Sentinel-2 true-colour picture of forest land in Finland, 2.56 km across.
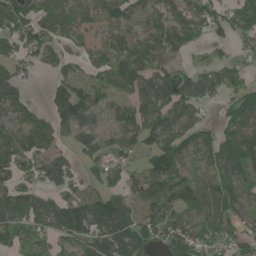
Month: June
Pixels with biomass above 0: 78%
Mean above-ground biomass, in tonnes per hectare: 80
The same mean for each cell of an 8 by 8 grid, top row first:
110 95 76 73 69 69 75 90
81 86 34 75 89 78 32 31
89 23 64 78 86 80 71 60
74 57 101 48 80 95 21 88
105 78 57 55 70 102 89 135
96 98 49 55 78 98 70 84
126 78 116 114 81 80 101 99
71 65 94 124 96 124 92 85
